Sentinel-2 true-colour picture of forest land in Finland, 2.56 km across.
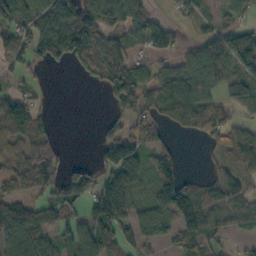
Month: October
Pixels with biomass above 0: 68%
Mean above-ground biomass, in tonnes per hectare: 76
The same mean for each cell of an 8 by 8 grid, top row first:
80 121 127 103 76 27 39 42
71 142 93 96 54 49 89 154
24 7 13 60 67 113 95 98
103 27 0 28 54 100 76 49
85 75 0 116 89 19 34 113
81 82 72 140 105 101 32 75
106 91 61 211 83 91 107 75
98 61 92 108 64 50 60 25
